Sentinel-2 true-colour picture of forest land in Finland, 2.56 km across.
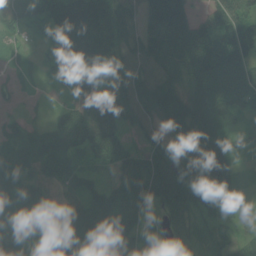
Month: July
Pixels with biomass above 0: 94%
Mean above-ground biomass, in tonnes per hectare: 81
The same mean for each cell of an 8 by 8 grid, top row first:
69 127 163 114 92 156 59 77
19 40 151 105 103 149 121 93
35 22 90 73 94 81 144 105
25 25 92 120 94 142 132 56
69 69 73 114 50 91 143 43
73 41 55 36 118 129 145 49
75 34 71 98 65 86 81 32
25 30 88 100 36 41 27 35
